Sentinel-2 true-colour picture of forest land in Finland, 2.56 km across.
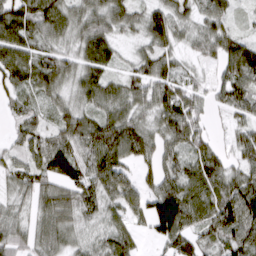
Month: March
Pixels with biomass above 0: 88%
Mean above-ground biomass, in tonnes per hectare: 70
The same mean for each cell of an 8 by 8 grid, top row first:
95 101 68 85 64 64 71 24
93 57 65 62 40 44 51 89
79 93 68 54 72 71 25 94
39 39 72 71 51 107 35 57
39 71 90 117 76 69 54 63
54 76 96 90 36 77 102 65
41 76 84 48 68 149 85 143
71 68 40 74 19 91 51 84
